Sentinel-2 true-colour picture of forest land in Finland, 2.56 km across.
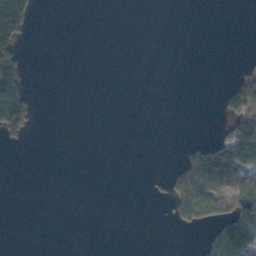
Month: November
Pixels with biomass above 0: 16%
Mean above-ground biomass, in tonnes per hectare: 26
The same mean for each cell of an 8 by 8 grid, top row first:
153 0 0 0 0 0 0 0
94 0 0 0 0 0 0 0
92 0 0 0 0 0 0 80
181 0 0 0 0 0 0 115
10 0 0 0 0 1 33 153
0 0 0 0 2 49 89 110
0 0 0 0 0 54 76 147
0 0 0 0 0 0 30 182
